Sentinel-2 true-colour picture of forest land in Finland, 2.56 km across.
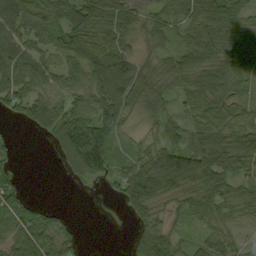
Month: September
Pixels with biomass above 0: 80%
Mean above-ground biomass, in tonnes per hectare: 63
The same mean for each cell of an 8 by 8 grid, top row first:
72 62 92 86 39 56 91 50
63 51 110 71 29 46 96 77
72 56 63 169 73 69 94 79
38 80 73 95 46 34 89 46
14 19 151 92 31 65 97 80
29 0 44 50 101 123 98 51
79 28 0 3 96 37 63 60
73 77 30 0 62 45 23 21
